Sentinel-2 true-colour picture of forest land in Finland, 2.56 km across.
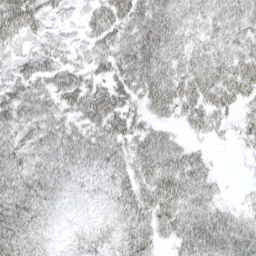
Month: April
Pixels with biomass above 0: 88%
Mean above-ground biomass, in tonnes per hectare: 40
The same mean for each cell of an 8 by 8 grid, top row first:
73 44 23 56 56 40 33 39
36 41 27 48 62 39 35 36
42 41 37 42 57 48 54 53
49 41 44 58 32 35 45 24
39 43 44 47 43 29 13 13
49 42 28 36 42 58 32 2
54 29 10 27 48 56 44 21
52 20 20 26 41 36 57 55
